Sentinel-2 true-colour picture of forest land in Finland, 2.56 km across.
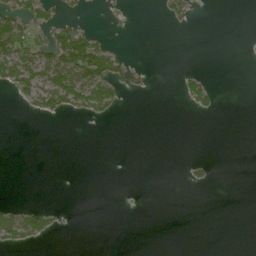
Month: June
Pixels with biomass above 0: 16%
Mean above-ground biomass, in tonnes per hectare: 14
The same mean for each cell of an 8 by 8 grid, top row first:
56 30 13 7 0 24 0 0
80 53 96 22 0 0 0 1
60 65 84 64 11 7 13 0
0 33 33 24 0 0 14 0
0 0 0 0 0 0 0 0
0 0 0 0 0 0 10 0
20 22 0 0 1 0 0 0
41 18 0 0 0 0 0 0
